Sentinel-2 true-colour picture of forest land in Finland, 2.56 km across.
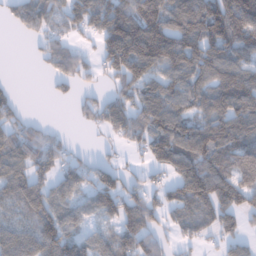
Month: January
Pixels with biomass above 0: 73%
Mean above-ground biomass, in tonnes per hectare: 96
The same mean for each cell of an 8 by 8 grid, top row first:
74 102 96 135 183 126 164 174
0 76 46 151 171 134 137 114
6 26 63 73 124 111 97 130
55 0 38 118 153 140 93 107
106 97 10 36 111 178 145 104
92 83 87 87 47 104 147 94
78 114 70 90 131 87 108 101
104 119 77 76 103 56 40 65
